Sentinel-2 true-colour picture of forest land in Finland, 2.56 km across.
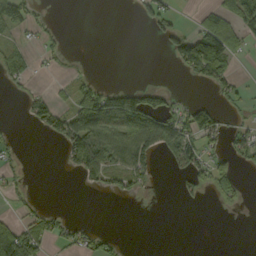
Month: September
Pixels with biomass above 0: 33%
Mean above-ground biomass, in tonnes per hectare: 36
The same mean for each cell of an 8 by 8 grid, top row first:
86 10 0 0 32 27 27 81
37 26 0 0 0 62 144 29
29 8 26 1 0 1 55 21
1 69 92 107 124 59 72 18
13 6 119 100 104 101 46 53
18 0 42 56 46 20 64 28
13 13 0 0 1 1 2 9
94 41 42 21 0 0 0 0
